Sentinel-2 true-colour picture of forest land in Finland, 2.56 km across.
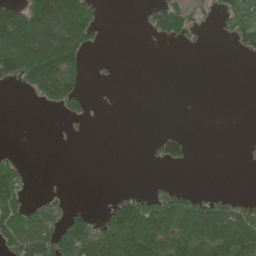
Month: June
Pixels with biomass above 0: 36%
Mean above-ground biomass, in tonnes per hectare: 49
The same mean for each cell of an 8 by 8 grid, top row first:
127 150 144 0 19 100 18 79
165 154 96 0 0 7 2 40
82 172 35 6 0 0 0 0
0 14 35 0 0 0 0 0
0 0 2 0 4 65 0 1
72 0 0 0 0 2 0 0
118 54 19 64 116 88 67 49
100 108 118 178 179 90 89 94
